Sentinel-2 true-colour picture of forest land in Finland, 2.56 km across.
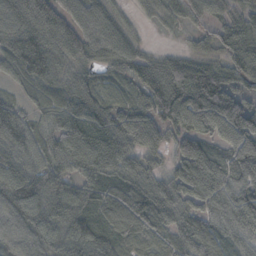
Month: October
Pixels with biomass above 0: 96%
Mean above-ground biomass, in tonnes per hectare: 71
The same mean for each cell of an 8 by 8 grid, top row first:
75 106 76 49 19 35 35 49
85 84 97 79 27 15 36 89
45 71 57 48 72 101 117 63
52 59 77 66 72 89 124 87
79 59 100 84 69 47 56 97
95 82 60 71 59 66 91 63
100 80 71 80 78 76 66 86
66 81 114 89 46 48 64 54
